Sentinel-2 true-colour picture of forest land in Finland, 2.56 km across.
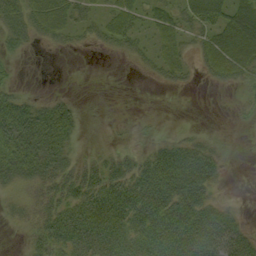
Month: September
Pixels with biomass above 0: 64%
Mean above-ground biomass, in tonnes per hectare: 32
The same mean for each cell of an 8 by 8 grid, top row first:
39 51 27 29 25 35 54 68
18 7 7 15 14 27 37 83
14 0 0 0 3 15 10 27
83 55 19 0 1 0 0 5
87 81 15 8 9 30 28 2
45 50 38 45 52 65 53 0
19 35 49 58 59 63 46 7
2 45 51 44 40 51 63 48
